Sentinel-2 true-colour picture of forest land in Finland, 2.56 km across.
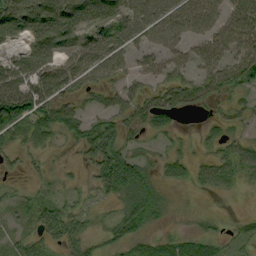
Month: September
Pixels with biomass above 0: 70%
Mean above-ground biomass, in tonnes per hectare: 42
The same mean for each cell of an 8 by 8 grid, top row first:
84 85 77 79 53 56 51 65
28 69 50 50 34 37 54 54
72 76 51 38 27 38 48 61
119 67 39 47 51 40 14 22
36 28 42 66 18 15 19 33
10 19 11 84 39 27 35 38
23 41 26 16 65 10 7 2
21 36 42 26 29 30 32 22
